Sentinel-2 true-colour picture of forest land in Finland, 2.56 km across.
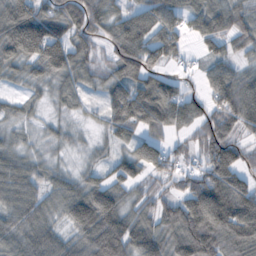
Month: October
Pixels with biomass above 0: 83%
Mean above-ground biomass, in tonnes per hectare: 75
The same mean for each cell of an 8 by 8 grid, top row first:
111 91 110 68 82 65 91 62
109 148 74 62 99 60 47 45
33 53 53 61 79 42 56 61
30 13 16 76 115 95 66 78
36 19 15 37 72 31 91 57
84 40 41 57 52 51 115 88
84 54 119 106 53 89 188 157
80 78 70 143 97 95 137 127
